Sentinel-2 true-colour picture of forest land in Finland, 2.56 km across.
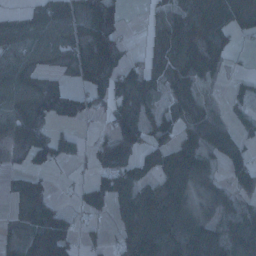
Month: January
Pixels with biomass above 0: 69%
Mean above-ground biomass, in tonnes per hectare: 57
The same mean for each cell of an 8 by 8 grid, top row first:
24 60 82 126 5 39 90 77
50 61 59 139 7 59 84 17
66 32 46 101 53 44 31 17
58 87 62 61 46 40 47 24
43 80 16 75 54 79 93 52
23 31 5 72 44 93 45 53
32 89 26 48 108 80 35 45
34 121 34 22 87 82 97 67
